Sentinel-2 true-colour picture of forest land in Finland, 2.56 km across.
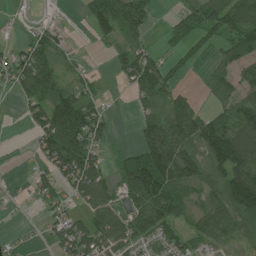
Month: July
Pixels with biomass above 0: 65%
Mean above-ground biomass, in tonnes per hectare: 58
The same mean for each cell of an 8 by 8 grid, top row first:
6 7 11 110 66 32 92 111
32 79 7 27 41 31 28 81
65 98 33 8 104 33 37 55
6 91 98 13 40 92 41 63
0 68 103 16 89 134 95 104
6 46 95 36 129 120 65 111
4 36 30 71 89 72 79 89
9 26 90 77 53 47 53 42
